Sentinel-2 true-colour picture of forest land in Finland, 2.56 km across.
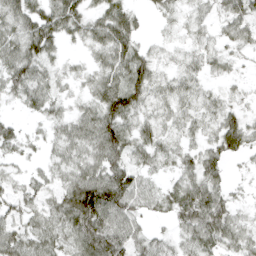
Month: April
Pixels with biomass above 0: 82%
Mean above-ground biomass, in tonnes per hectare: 40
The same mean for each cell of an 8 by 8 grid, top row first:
54 54 47 50 14 20 25 48
55 51 15 61 23 17 30 26
51 36 21 50 59 34 20 13
10 31 30 67 33 31 27 27
33 22 50 71 41 24 30 47
19 28 56 75 30 27 55 7
31 36 103 87 31 48 80 20
51 43 65 77 38 26 52 41
